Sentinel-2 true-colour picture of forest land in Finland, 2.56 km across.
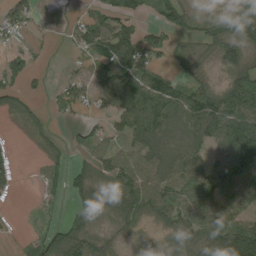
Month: August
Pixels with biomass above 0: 66%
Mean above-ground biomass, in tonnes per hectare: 55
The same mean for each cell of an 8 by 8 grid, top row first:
56 7 21 61 31 67 21 80
30 7 38 106 79 24 36 69
41 10 45 79 82 42 32 65
27 20 34 58 115 88 116 135
2 22 39 44 73 46 65 148
15 20 42 59 91 79 77 99
1 11 43 39 74 56 69 76
51 72 87 21 21 34 71 164
